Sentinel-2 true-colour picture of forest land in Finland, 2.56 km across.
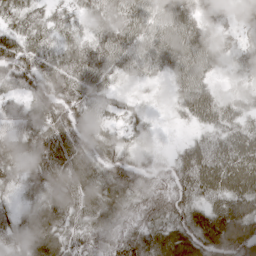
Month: May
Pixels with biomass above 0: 94%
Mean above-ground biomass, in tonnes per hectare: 67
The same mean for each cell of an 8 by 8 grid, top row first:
67 46 41 78 82 101 45 52
75 58 73 88 80 104 72 41
73 87 82 45 31 52 48 31
50 82 84 38 20 28 78 62
74 85 81 65 21 15 64 85
56 91 85 74 50 68 90 95
34 80 70 63 67 72 72 90
62 79 59 61 71 95 109 133
